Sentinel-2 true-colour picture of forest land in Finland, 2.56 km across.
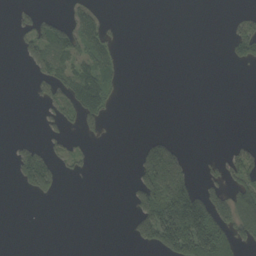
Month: September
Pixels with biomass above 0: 27%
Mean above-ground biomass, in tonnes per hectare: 39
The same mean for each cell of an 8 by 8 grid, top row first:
15 25 52 8 0 0 0 22
16 83 80 44 0 0 0 60
0 64 121 45 0 0 0 0
0 24 103 17 0 0 0 0
16 23 18 1 36 24 0 16
36 78 10 0 89 155 22 53
0 0 0 0 102 250 164 95
0 0 0 0 58 197 211 62
